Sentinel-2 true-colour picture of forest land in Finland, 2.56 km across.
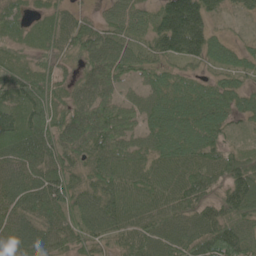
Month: June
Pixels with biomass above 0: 93%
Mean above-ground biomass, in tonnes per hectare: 74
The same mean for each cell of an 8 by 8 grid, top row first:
46 36 40 61 66 180 70 25
33 49 76 91 56 110 84 35
91 65 58 79 48 51 41 45
88 79 85 87 71 104 100 58
84 89 88 97 59 105 96 24
80 100 57 84 62 75 84 98
83 91 76 81 67 73 65 96
84 78 57 52 75 82 96 103
